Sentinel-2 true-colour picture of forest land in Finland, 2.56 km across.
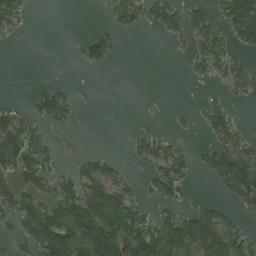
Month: June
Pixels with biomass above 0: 45%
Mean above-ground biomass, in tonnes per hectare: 59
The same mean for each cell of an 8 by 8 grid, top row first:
62 0 0 39 65 70 55 176
3 0 23 52 0 9 88 44
0 13 1 0 0 0 27 64
52 92 19 0 1 10 59 10
130 48 5 0 54 29 45 65
85 67 79 67 28 96 41 162
87 102 160 149 38 59 61 35
41 139 148 169 162 159 167 92
